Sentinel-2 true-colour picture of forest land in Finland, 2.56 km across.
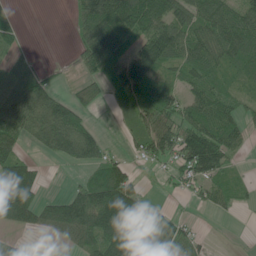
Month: June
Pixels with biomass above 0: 67%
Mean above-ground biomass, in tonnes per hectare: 66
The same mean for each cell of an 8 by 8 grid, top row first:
20 0 59 129 140 89 93 83
33 0 49 127 111 110 95 91
73 39 26 49 96 30 69 31
130 113 52 9 57 71 87 41
76 76 121 14 62 108 140 39
133 8 14 82 14 38 80 11
142 63 123 166 70 9 26 13
26 9 67 126 105 82 10 1
